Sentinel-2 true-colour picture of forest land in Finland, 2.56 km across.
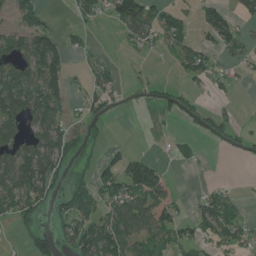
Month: July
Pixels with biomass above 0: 46%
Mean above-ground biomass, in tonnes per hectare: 48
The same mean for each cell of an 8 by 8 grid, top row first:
46 23 23 46 92 39 62 27
72 106 31 1 26 33 38 36
115 98 11 39 16 13 45 12
104 106 26 24 3 27 26 8
83 102 30 16 3 17 8 17
119 104 19 63 129 19 2 0
71 39 91 61 117 67 57 30
8 49 92 86 60 36 48 46
